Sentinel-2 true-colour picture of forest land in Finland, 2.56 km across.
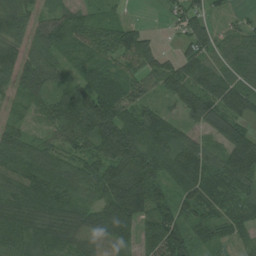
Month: July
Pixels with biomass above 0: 90%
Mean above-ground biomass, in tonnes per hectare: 84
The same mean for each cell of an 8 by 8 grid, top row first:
94 47 51 26 1 49 65 17
65 74 62 93 101 31 86 72
74 71 61 85 78 101 115 68
29 88 142 145 89 38 100 93
105 69 76 129 119 86 56 116
79 124 104 124 135 106 116 123
80 85 68 129 120 88 92 87
74 85 72 88 66 113 66 65
